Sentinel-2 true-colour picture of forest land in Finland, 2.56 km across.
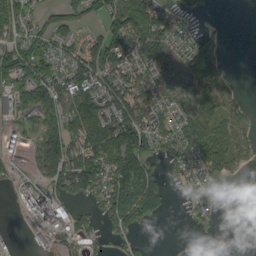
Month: September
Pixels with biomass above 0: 63%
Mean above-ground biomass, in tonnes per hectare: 51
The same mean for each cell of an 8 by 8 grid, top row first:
66 25 37 60 90 30 4 0
59 47 45 74 72 41 75 0
67 85 88 64 54 57 84 5
47 62 115 84 59 48 52 31
41 80 80 98 93 49 81 47
27 58 112 95 106 19 37 14
19 106 17 91 112 3 23 5
10 31 24 20 11 1 1 0
